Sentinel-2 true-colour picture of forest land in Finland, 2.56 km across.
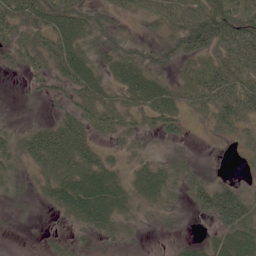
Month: June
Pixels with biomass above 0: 73%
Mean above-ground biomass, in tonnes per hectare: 37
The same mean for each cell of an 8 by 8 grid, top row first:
46 60 57 34 37 59 93 55
34 41 45 49 37 52 61 57
4 29 48 30 48 25 56 50
1 5 37 34 34 33 29 42
39 81 59 13 9 15 3 18
31 46 67 42 41 33 22 10
15 14 65 58 25 16 65 88
0 12 15 25 9 9 17 57
